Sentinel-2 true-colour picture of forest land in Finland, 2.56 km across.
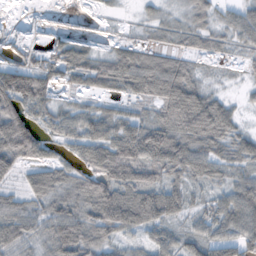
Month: October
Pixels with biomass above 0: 81%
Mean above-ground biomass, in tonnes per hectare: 52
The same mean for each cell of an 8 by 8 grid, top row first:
3 9 15 7 13 15 34 41
22 31 37 30 51 34 32 25
91 51 33 63 99 104 15 9
81 51 45 36 25 87 107 22
122 42 60 82 99 85 65 51
35 67 46 90 66 48 49 41
47 42 47 109 116 58 41 86
71 45 69 40 29 40 58 61
